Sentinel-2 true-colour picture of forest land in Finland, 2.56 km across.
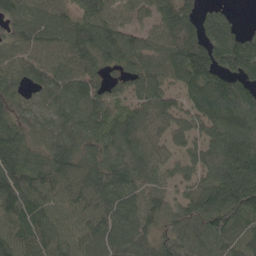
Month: May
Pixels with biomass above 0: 91%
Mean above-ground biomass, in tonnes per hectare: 108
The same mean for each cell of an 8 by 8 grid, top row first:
89 102 100 102 63 147 61 15
87 116 159 131 93 141 140 145
81 117 129 39 107 105 152 116
65 59 104 83 87 76 131 151
127 87 102 96 94 56 100 134
160 124 129 132 91 52 95 167
171 127 122 133 95 74 162 149
138 123 117 130 94 84 96 87
